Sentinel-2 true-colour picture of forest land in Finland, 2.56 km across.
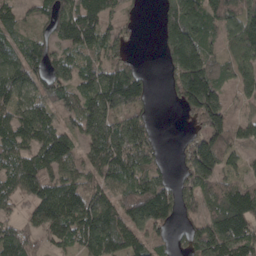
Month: April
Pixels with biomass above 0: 80%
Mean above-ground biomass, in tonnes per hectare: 99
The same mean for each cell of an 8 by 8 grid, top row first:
65 86 130 70 9 92 106 160
81 81 94 84 2 106 55 127
117 108 88 145 71 100 111 97
99 92 122 134 69 21 201 28
106 164 87 130 111 10 73 73
117 107 81 109 115 51 116 62
48 133 136 127 183 97 94 178
107 64 105 144 85 28 169 164
